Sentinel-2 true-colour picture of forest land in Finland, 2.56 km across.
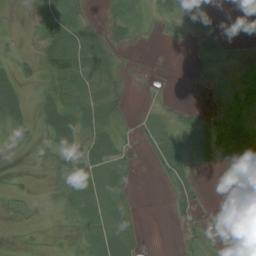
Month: July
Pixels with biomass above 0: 50%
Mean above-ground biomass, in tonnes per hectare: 18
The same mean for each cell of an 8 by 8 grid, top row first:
2 34 13 14 6 22 19 0
2 47 75 22 0 2 15 6
44 27 52 30 0 0 4 9
44 39 48 30 7 7 12 11
8 23 30 33 10 42 50 57
4 12 32 21 0 20 1 16
11 2 24 16 1 15 0 0
1 3 20 26 6 3 12 4
